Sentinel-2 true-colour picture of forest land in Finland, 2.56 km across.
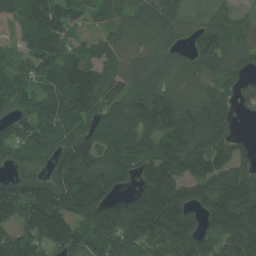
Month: July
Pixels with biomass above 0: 90%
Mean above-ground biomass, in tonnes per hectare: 129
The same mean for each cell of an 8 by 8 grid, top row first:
82 155 74 87 130 103 56 61
50 149 92 100 89 83 139 111
119 107 184 127 119 119 103 80
91 131 148 117 148 151 129 45
121 142 170 109 109 149 133 71
91 122 220 136 133 187 125 142
142 226 196 157 226 221 134 173
132 153 141 157 150 189 78 137
